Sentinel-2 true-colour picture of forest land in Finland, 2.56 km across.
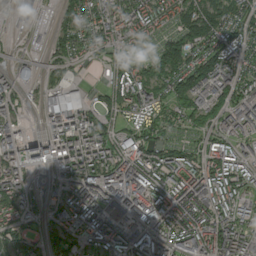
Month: August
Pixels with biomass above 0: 85%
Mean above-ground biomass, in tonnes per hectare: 104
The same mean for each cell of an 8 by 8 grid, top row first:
40 13 112 111 126 109 160 110
10 46 77 82 49 131 130 101
98 35 33 56 130 140 181 116
61 121 138 75 88 83 138 114
102 132 160 111 100 63 69 78
99 48 136 164 151 131 150 106
98 61 117 134 146 158 127 87
87 74 80 144 139 125 167 121
